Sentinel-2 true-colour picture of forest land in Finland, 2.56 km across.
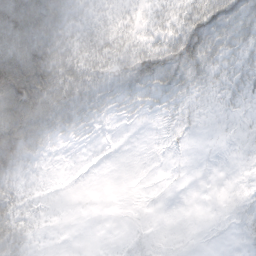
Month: October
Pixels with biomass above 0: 50%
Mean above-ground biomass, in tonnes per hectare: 23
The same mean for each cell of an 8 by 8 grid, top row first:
90 76 21 14 12 24 55 56
75 61 25 25 27 48 51 32
118 73 43 24 41 37 24 20
85 61 37 15 12 11 4 6
75 19 4 0 0 1 0 1
26 1 0 0 0 0 0 0
23 2 0 0 0 0 0 3
36 1 0 0 2 0 0 3
